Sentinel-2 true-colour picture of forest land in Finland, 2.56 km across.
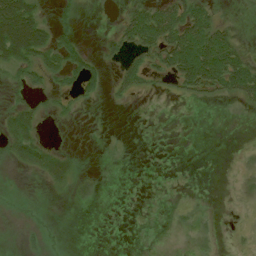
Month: July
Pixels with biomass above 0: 35%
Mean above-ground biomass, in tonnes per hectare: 19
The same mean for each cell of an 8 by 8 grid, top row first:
124 14 17 2 49 55 40 4
110 62 26 19 54 77 74 25
18 31 40 10 31 36 67 69
30 14 4 0 0 0 0 4
41 12 1 2 0 0 0 0
3 26 14 1 0 0 0 3
3 1 2 0 0 2 2 0
3 6 0 0 0 0 3 1
